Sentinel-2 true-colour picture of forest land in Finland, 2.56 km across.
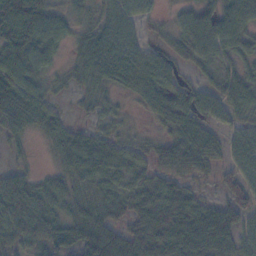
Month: November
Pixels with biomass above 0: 88%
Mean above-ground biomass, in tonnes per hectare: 53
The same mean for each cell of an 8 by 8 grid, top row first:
75 51 30 59 37 25 55 79
65 50 46 88 43 43 63 49
70 30 34 60 67 48 31 59
107 52 14 25 25 79 59 45
19 22 60 47 25 61 68 56
41 27 52 56 41 57 28 54
59 55 51 53 68 82 43 49
45 64 67 85 91 87 84 56
